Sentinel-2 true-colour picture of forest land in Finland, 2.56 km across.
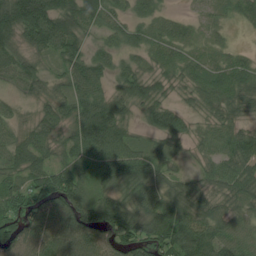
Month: July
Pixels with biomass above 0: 91%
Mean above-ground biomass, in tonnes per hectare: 68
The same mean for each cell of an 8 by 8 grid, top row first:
122 116 84 52 49 27 23 39
62 76 58 43 51 44 29 17
55 46 86 52 75 40 66 81
28 44 84 92 55 58 41 50
65 53 78 104 40 38 42 83
57 79 57 85 92 41 41 80
71 93 100 98 82 110 73 51
96 101 126 81 107 108 103 65
